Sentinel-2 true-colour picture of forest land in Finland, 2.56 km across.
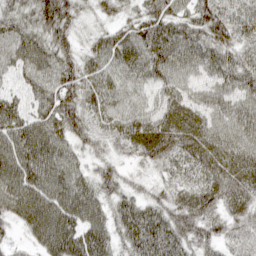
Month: April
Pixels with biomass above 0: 97%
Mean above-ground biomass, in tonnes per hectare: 66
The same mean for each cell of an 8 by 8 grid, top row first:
50 75 36 27 62 60 81 68
64 62 39 80 96 93 74 61
43 68 71 58 57 63 53 70
62 74 66 58 61 66 65 62
81 87 42 34 77 66 72 72
58 87 53 48 24 50 63 72
78 105 95 59 70 70 61 63
18 99 108 63 109 80 64 52
